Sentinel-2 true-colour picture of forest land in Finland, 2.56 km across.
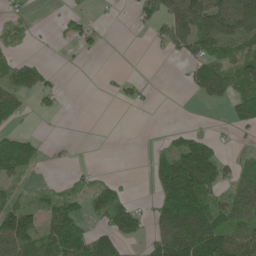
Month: May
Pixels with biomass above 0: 48%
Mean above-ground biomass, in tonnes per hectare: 53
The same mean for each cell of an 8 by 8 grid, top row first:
15 1 32 16 27 88 118 132
13 4 24 18 1 53 89 80
79 33 18 9 14 3 124 69
53 26 16 0 5 1 1 64
77 26 1 0 0 42 60 15
47 7 19 8 2 150 115 61
80 50 51 103 24 191 102 82
133 90 111 90 31 143 151 95
